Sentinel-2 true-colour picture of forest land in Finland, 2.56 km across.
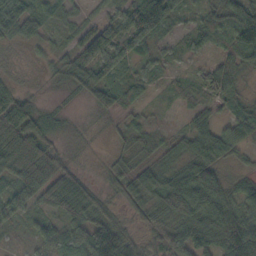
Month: October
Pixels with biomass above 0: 86%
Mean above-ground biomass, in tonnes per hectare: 45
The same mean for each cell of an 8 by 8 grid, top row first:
36 43 24 29 106 43 36 79
14 19 57 61 32 25 29 83
9 9 40 55 38 23 45 24
86 18 3 30 21 9 34 38
84 50 9 14 30 29 66 44
67 74 30 24 50 61 72 25
54 38 69 20 44 81 92 58
6 46 71 120 21 53 72 120
